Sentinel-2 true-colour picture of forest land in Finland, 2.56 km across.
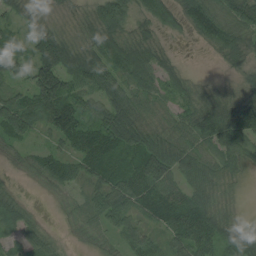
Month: August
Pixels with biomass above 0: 86%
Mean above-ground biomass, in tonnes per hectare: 62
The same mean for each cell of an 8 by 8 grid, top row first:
46 27 26 117 55 56 92 74
47 122 56 99 71 10 25 63
51 136 83 72 67 50 7 25
102 108 93 105 47 43 86 125
38 29 101 116 72 60 63 62
11 64 58 89 103 65 57 24
51 2 26 76 67 96 70 9
38 35 13 28 52 65 95 76
